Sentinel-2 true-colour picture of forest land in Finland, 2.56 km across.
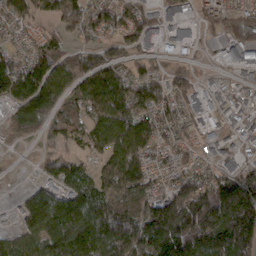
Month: March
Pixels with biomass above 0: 81%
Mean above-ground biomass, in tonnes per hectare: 89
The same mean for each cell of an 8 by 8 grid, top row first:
91 78 112 74 57 16 55 73
54 85 53 69 42 7 8 40
149 123 87 113 110 58 20 14
60 85 73 135 119 76 14 41
7 35 52 124 113 71 24 36
1 33 81 127 92 69 82 119
26 127 146 142 96 165 177 241
77 150 172 159 159 199 185 200
